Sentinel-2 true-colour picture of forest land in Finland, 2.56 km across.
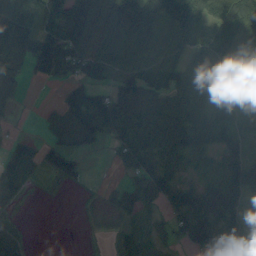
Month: September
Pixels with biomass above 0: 75%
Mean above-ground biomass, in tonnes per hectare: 88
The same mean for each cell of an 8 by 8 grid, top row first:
172 146 185 111 162 106 111 154
144 81 128 143 71 54 81 115
90 18 72 81 120 80 69 94
30 19 162 197 152 143 137 133
48 60 99 62 125 129 89 65
91 33 51 9 106 73 64 106
46 0 2 45 90 84 134 93
81 0 1 16 63 38 82 79
